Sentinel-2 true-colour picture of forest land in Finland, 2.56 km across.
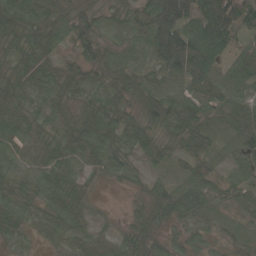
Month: May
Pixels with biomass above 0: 91%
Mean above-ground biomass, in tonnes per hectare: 54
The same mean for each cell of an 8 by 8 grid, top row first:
75 66 89 35 78 141 89 74
52 64 51 38 53 150 102 37
64 71 54 68 65 65 67 63
60 52 42 74 54 86 55 66
43 48 74 59 59 56 49 66
50 58 33 35 23 25 46 52
54 40 35 3 30 66 39 29
24 14 23 23 46 26 24 17
